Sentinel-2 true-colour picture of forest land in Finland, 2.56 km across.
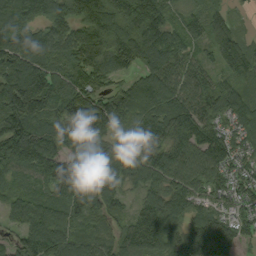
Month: September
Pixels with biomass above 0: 94%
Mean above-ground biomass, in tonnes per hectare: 115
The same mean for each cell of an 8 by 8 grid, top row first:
130 126 134 179 192 61 109 22
163 130 149 179 170 110 75 113
185 140 126 74 104 105 90 79
169 98 147 154 119 159 123 114
123 88 131 101 115 122 126 79
82 77 170 129 103 113 96 72
81 106 102 77 83 103 69 57
51 160 104 79 143 100 192 82
